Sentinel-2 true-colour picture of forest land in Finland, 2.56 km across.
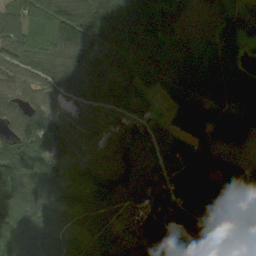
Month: August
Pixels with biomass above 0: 92%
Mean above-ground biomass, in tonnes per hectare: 106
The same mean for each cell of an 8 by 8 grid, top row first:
98 94 146 152 150 139 115 116
100 78 133 151 166 86 114 89
76 98 119 123 107 114 157 131
116 115 65 90 60 118 145 110
146 162 101 102 101 92 115 63
137 122 60 123 84 118 95 82
114 77 61 77 80 112 133 107
129 94 71 75 64 59 77 54
